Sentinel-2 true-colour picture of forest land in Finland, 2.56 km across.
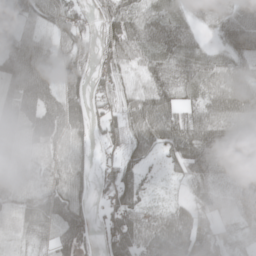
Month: May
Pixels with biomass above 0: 87%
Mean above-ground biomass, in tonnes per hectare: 53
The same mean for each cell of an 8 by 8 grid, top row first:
57 57 46 68 50 46 37 61
71 50 51 54 56 72 23 71
79 70 55 48 48 47 56 56
68 74 61 50 78 63 68 68
43 56 48 37 63 78 75 53
26 35 53 52 34 20 41 45
41 58 58 59 37 38 36 44
22 28 69 71 66 86 59 19
